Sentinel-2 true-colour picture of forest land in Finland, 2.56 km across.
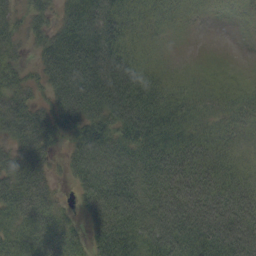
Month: September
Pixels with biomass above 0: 90%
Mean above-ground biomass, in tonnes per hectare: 56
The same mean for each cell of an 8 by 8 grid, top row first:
44 36 78 69 39 19 5 8
33 53 80 72 27 5 1 0
49 51 91 94 65 29 18 14
74 50 84 87 87 60 30 33
52 49 62 79 70 59 45 27
74 44 61 94 73 75 63 46
66 55 27 91 77 84 84 73
56 57 24 85 69 83 78 91
